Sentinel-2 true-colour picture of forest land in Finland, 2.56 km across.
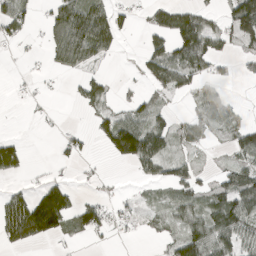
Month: April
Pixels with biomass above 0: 49%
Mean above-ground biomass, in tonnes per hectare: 47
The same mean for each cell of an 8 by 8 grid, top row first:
68 35 113 67 17 74 36 129
10 41 132 44 35 85 79 39
3 7 32 16 38 69 44 15
0 7 14 40 57 16 53 18
48 0 28 80 123 41 22 58
37 14 7 5 30 49 18 65
101 167 58 31 24 49 66 93
78 43 13 15 9 50 106 78
